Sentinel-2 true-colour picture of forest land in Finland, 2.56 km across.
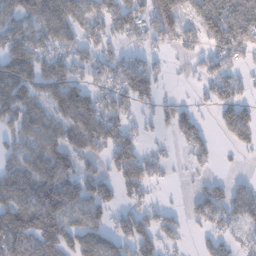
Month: January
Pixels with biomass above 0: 67%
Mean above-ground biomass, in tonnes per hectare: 75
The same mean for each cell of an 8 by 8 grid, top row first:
80 104 96 106 77 110 124 107
126 92 84 45 46 46 56 104
110 114 72 87 118 4 53 49
90 79 142 94 37 75 22 84
66 87 91 112 42 30 57 45
97 86 95 53 80 7 28 12
102 118 96 54 57 22 90 71
98 106 84 82 84 42 40 36
